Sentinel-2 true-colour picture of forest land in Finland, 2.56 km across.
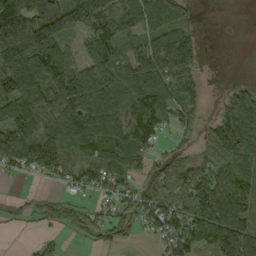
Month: September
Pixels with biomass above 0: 73%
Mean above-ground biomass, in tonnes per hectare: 88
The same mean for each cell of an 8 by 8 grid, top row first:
220 179 70 88 104 82 0 0
175 145 40 112 65 149 4 0
112 152 138 120 162 103 15 10
122 99 138 142 181 100 22 129
172 131 105 124 97 26 51 125
29 52 77 86 49 97 88 113
14 34 36 45 70 81 153 139
0 28 16 33 18 96 103 146
